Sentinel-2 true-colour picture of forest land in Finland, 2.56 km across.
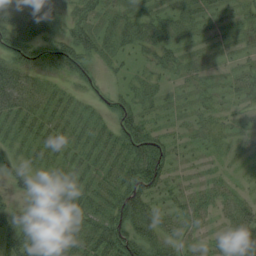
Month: August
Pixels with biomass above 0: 83%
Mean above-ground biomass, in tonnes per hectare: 35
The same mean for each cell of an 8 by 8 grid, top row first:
41 35 39 25 31 30 22 22
52 47 55 26 32 28 12 14
57 33 28 12 25 16 15 31
55 48 31 32 33 12 22 15
30 49 42 43 70 22 20 12
29 18 38 47 82 23 16 11
27 59 50 57 60 32 31 43
62 45 42 72 57 38 18 40
